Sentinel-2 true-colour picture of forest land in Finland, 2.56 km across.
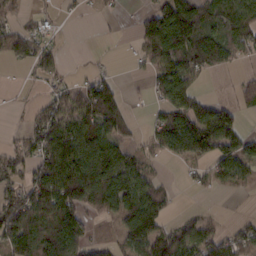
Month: February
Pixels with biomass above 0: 64%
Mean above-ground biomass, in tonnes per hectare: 64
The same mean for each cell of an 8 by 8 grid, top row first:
33 15 8 9 29 150 87 92
67 28 1 2 47 142 135 62
1 31 23 35 20 116 14 23
4 66 81 92 7 83 79 57
31 95 108 90 29 76 122 79
61 108 130 134 64 4 36 61
114 124 98 89 124 17 4 1
118 146 78 22 93 84 79 65
